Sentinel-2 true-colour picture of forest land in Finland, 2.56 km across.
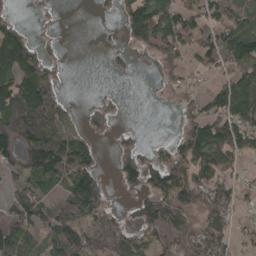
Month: April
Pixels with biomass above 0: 60%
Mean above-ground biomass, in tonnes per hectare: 73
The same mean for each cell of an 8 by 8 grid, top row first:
25 9 0 18 164 113 79 73
121 28 0 19 67 134 94 129
110 84 0 10 0 51 31 82
150 105 20 45 0 32 94 116
122 132 79 28 37 68 137 80
53 96 145 25 124 100 99 37
77 57 125 43 115 137 97 46
113 69 115 62 64 74 96 31
